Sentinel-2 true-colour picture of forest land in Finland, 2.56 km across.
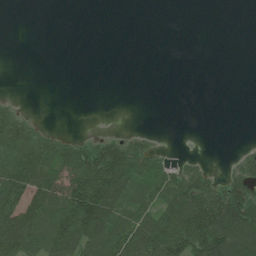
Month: July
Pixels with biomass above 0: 40%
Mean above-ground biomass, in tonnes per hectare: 53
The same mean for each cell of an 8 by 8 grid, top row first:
0 0 0 0 0 0 0 0
0 0 0 0 0 0 0 0
0 0 0 0 0 0 0 0
31 0 0 0 0 0 0 0
119 86 44 69 35 0 0 3
131 100 127 162 91 64 45 56
123 121 172 127 86 151 171 158
154 110 127 122 135 159 153 145
